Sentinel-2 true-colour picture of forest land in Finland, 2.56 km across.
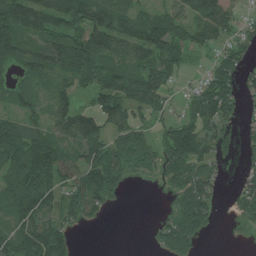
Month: July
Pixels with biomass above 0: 72%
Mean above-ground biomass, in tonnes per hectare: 68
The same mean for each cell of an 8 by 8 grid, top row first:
105 101 96 100 59 68 108 39
96 85 104 94 107 84 48 55
41 50 74 95 107 37 66 63
48 49 74 95 55 32 100 34
123 108 83 87 65 116 63 27
114 129 78 84 18 78 66 22
97 82 69 15 0 41 60 38
101 134 8 0 1 79 7 4
